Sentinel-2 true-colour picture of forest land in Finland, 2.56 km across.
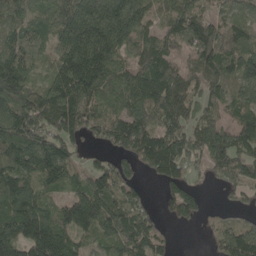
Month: May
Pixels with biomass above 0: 87%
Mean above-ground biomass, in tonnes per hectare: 118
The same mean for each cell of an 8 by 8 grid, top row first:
88 95 178 192 127 96 74 64
121 73 208 183 85 71 154 107
172 94 203 122 132 129 97 118
148 153 174 94 121 126 76 94
173 142 69 96 168 133 152 119
151 142 75 131 49 89 50 104
179 83 218 147 71 90 21 55
175 205 74 104 132 15 24 169
